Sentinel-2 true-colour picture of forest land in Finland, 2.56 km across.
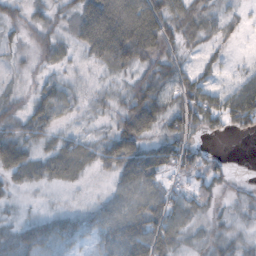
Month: October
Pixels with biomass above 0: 73%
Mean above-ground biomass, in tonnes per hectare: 38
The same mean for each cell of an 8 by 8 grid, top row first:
21 20 52 109 107 60 42 19
14 31 26 96 91 45 24 6
7 18 9 19 38 53 30 39
28 45 12 24 77 53 73 85
54 24 33 49 50 54 11 0
29 28 21 26 78 26 42 2
7 7 15 45 61 52 24 13
34 41 25 54 73 41 21 18
